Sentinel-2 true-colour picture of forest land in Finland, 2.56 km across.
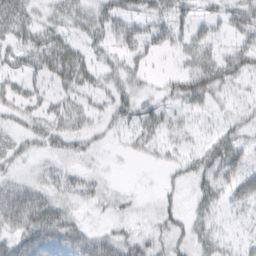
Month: March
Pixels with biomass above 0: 61%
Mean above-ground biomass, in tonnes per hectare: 28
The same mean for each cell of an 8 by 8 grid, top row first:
44 16 27 44 39 36 18 37
32 43 24 29 38 26 33 38
26 29 37 24 17 22 55 23
22 25 26 31 37 20 17 16
20 25 21 8 22 17 22 32
16 21 20 4 1 10 40 42
66 62 17 13 4 14 29 25
45 54 45 38 24 21 29 14
